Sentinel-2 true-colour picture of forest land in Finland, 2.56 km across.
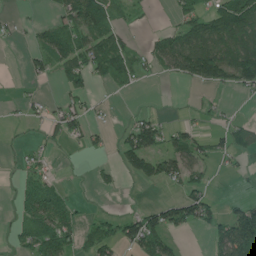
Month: June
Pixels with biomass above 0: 46%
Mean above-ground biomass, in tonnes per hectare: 40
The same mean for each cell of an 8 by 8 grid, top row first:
10 9 89 54 10 31 63 104
4 69 70 93 24 91 102 83
4 20 56 57 15 24 76 65
4 24 47 5 16 2 14 3
6 17 15 16 106 55 34 34
13 28 1 15 51 60 21 7
21 73 11 3 29 59 48 46
21 78 36 59 96 21 20 115
